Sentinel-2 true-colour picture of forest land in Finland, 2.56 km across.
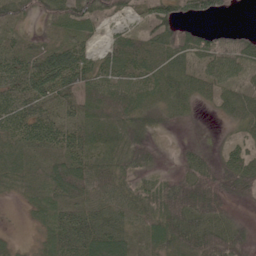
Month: June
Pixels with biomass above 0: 83%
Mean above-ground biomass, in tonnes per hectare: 46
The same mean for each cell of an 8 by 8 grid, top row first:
37 35 60 25 25 47 31 1
33 39 46 49 52 68 61 65
58 84 68 63 53 55 45 30
61 43 46 62 39 33 7 46
39 49 48 25 33 8 9 29
28 43 70 56 30 40 66 78
4 42 53 51 49 98 73 13
7 39 78 71 29 78 76 40
